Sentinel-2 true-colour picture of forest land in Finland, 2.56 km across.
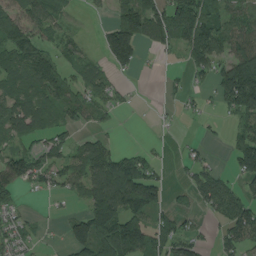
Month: August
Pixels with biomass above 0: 61%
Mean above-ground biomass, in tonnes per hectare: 65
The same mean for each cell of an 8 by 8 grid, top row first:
101 86 6 28 123 109 85 56
112 53 31 130 43 46 114 105
85 113 52 34 2 17 30 188
101 69 56 23 2 8 12 95
42 56 43 39 10 6 15 77
99 59 73 162 122 7 65 69
34 4 27 153 104 30 47 91
48 7 100 173 107 86 22 74
